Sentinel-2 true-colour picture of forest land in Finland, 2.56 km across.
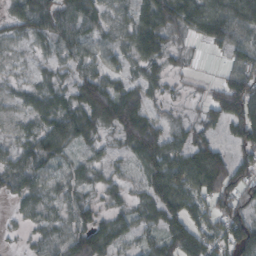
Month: October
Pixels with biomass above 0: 85%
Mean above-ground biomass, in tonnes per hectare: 56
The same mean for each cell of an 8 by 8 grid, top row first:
50 78 68 34 71 82 83 77
23 36 54 46 77 27 27 55
23 32 63 47 42 14 10 72
28 65 80 95 65 17 38 96
40 85 51 26 98 47 60 61
61 53 38 28 45 101 132 81
23 39 56 38 43 83 54 72
9 48 75 69 37 76 56 94
